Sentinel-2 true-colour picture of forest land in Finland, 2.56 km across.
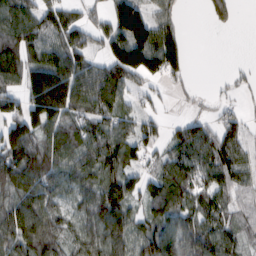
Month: February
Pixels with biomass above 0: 77%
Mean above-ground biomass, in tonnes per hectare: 83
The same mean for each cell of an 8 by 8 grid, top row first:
112 89 51 83 104 33 36 14
131 96 100 103 161 85 0 0
83 186 127 124 65 26 1 16
87 174 91 80 43 7 17 29
149 98 108 100 86 64 97 73
122 104 86 83 56 94 81 71
115 87 69 132 49 96 90 54
117 115 75 117 96 100 103 58
